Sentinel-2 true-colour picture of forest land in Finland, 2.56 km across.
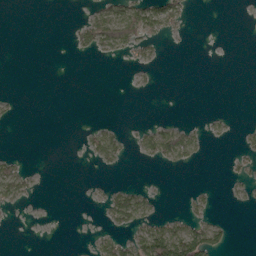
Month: May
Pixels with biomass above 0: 19%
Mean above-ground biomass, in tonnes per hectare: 14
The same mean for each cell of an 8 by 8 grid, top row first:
0 0 6 64 74 42 0 0
3 4 17 36 18 1 0 0
0 1 0 0 3 0 0 0
5 0 0 0 0 0 4 0
0 0 5 39 24 69 10 6
43 0 0 2 0 1 0 14
11 0 0 46 30 1 16 2
0 0 0 32 71 105 76 0
